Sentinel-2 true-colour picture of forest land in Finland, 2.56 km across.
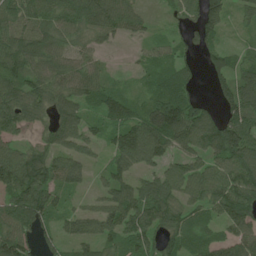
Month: June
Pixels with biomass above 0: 83%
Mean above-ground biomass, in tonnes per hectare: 72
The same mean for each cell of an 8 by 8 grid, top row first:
75 88 102 101 32 25 94 32
99 80 57 21 26 39 66 25
93 84 79 27 25 71 35 87
94 64 75 79 75 145 57 101
47 69 69 52 120 83 97 117
114 97 52 58 51 76 95 116
93 93 35 83 95 64 66 105
114 44 58 54 66 62 51 85
